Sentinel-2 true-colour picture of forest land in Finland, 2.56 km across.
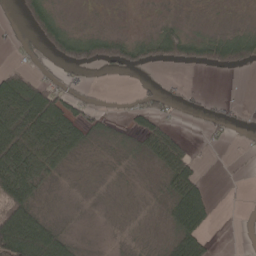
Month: April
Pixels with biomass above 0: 48%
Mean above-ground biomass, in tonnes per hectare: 34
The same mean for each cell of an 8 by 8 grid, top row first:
15 64 1 1 1 6 1 1
9 44 72 69 52 85 67 98
56 24 11 5 7 6 1 2
93 117 36 6 42 13 17 8
106 100 48 9 29 36 7 3
105 40 3 6 3 56 6 1
97 9 5 2 4 63 54 2
143 110 13 3 4 46 28 3
